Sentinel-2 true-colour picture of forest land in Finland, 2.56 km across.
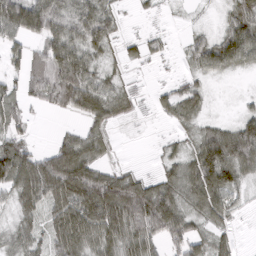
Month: March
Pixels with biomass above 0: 76%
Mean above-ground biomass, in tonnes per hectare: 55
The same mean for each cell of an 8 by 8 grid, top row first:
102 111 66 38 7 3 4 60
34 69 65 27 26 5 67 103
33 90 100 32 5 15 25 3
45 17 56 54 11 48 18 18
58 13 74 21 1 21 104 114
95 127 115 67 29 55 134 65
38 53 95 128 139 78 80 19
45 46 99 86 84 38 50 12
